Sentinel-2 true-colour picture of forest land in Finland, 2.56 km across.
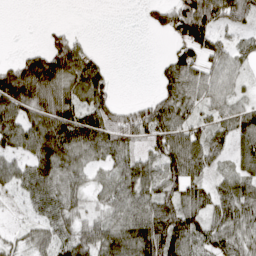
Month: April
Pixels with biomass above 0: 76%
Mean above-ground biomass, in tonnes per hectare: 72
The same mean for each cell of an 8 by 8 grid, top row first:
0 0 0 0 16 93 120 84
9 81 69 0 0 42 58 45
160 168 111 32 0 98 74 45
101 121 87 78 80 98 44 70
74 138 113 99 45 115 91 68
69 110 66 67 100 97 49 84
12 69 51 73 95 118 72 95
27 56 88 109 134 126 61 69
